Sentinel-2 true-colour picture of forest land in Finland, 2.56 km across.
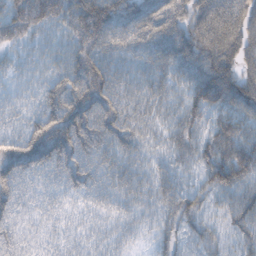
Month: October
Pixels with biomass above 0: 92%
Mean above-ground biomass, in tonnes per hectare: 52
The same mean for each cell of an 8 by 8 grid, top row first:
66 58 88 85 79 73 95 91
26 24 63 54 60 81 81 81
17 34 74 55 43 52 88 66
20 52 87 67 40 36 60 64
44 79 70 51 34 42 49 79
61 39 57 43 32 41 46 70
41 24 22 28 31 56 30 59
28 20 25 27 12 40 43 43
